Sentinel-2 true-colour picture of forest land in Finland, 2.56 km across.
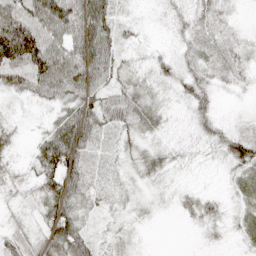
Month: April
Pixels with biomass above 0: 86%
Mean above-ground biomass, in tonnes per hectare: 34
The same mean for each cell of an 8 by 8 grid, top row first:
93 116 107 53 6 17 22 6
123 98 96 50 9 16 26 17
50 77 84 38 21 28 26 14
8 15 57 46 44 9 28 7
15 54 63 18 20 14 19 54
18 59 46 16 21 8 3 24
13 36 29 13 9 12 27 19
33 46 44 16 4 0 8 15
